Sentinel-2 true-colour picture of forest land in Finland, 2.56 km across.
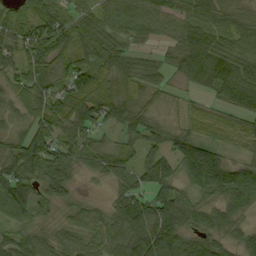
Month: September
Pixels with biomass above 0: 90%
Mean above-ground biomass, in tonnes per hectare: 63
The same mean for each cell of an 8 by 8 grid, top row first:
61 90 50 60 78 61 62 56
63 81 70 62 23 53 86 63
50 60 74 63 59 27 83 103
47 74 83 79 60 26 28 53
63 85 65 48 68 50 47 27
81 85 30 60 64 59 85 53
44 40 35 52 108 115 47 50
64 38 52 60 125 115 74 46
